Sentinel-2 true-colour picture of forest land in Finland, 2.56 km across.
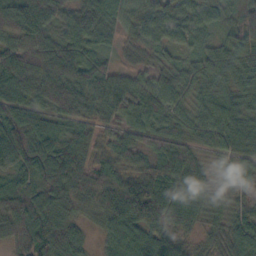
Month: October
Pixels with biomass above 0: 94%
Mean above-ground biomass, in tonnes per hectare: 64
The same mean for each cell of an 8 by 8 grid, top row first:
116 98 96 64 51 46 39 61
49 70 78 33 40 45 36 50
85 90 105 74 36 63 57 53
95 75 86 67 63 44 61 64
120 109 70 50 64 73 45 60
72 104 83 69 68 53 18 44
84 88 56 69 72 35 24 28
73 81 52 51 60 57 41 64
